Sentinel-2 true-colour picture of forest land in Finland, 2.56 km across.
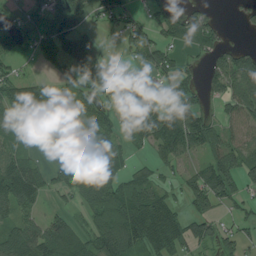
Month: July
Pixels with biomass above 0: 68%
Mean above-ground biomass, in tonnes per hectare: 70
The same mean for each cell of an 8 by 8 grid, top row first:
30 66 65 73 35 53 49 13
54 59 93 5 99 62 64 34
78 25 58 112 74 75 49 103
80 80 61 46 117 78 46 79
56 33 73 64 41 115 94 76
132 45 78 81 49 30 108 89
81 21 34 115 144 59 53 32
111 111 70 128 131 109 58 51
